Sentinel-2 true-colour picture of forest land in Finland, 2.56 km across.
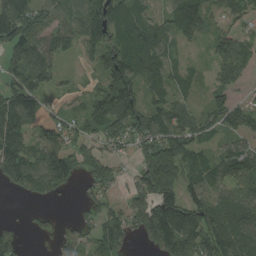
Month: August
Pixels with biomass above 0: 78%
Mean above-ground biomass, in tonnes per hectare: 94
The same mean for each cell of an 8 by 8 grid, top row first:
165 79 80 136 76 99 82 81
121 103 65 121 120 43 38 131
101 75 19 151 91 60 34 68
153 54 48 134 115 93 65 78
126 122 84 68 118 144 46 49
121 166 77 72 122 110 76 91
1 16 32 81 146 159 156 125
66 20 60 116 70 196 161 139
